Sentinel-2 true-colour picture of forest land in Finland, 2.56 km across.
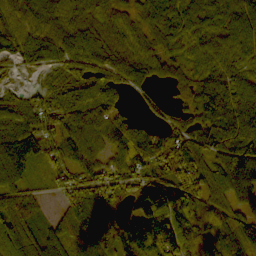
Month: October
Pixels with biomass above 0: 89%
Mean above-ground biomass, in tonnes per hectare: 81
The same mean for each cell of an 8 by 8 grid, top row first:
89 74 71 62 58 68 75 76
83 49 90 81 66 61 74 68
23 42 97 80 67 44 77 68
97 84 95 77 27 47 86 110
123 76 75 68 112 115 95 127
84 38 83 79 92 86 79 141
90 20 124 73 105 123 75 65
105 61 52 108 136 124 80 104
